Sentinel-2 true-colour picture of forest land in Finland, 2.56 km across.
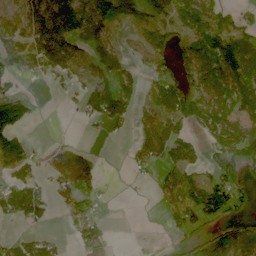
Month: June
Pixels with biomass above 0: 56%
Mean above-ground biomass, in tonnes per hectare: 57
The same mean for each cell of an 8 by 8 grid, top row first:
39 151 158 101 69 69 100 26
75 143 41 44 50 60 103 95
30 23 26 51 24 76 97 119
131 0 23 76 25 105 100 87
64 7 14 3 49 83 44 132
41 28 91 0 8 44 41 54
73 36 40 3 0 43 88 34
35 38 30 16 0 16 72 86
